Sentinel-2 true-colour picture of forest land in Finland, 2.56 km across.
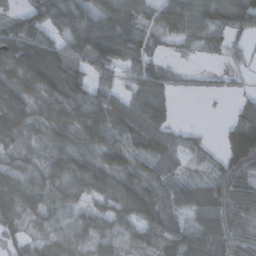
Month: October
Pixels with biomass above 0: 84%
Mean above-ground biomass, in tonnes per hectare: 70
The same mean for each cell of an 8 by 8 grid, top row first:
51 93 83 82 66 86 65 92
145 101 92 143 80 18 31 27
117 139 80 45 97 24 8 12
120 93 99 97 103 16 1 44
65 62 59 71 84 54 18 149
78 82 96 86 66 46 52 80
63 59 37 63 108 73 100 66
42 39 30 30 41 71 105 77
